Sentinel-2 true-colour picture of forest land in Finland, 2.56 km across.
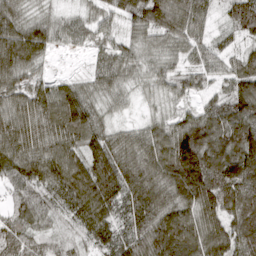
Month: March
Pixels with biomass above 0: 96%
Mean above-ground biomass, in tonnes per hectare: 103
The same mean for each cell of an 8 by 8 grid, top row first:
96 51 43 62 111 128 61 112
165 84 32 56 67 67 57 43
112 56 44 85 58 66 43 103
121 133 133 45 26 52 78 126
149 134 109 116 117 182 159 150
104 138 156 153 145 166 203 173
71 70 110 98 135 132 127 133
116 60 41 80 122 163 136 119
